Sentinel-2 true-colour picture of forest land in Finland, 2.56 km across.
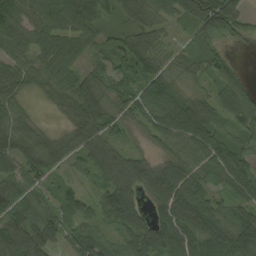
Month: September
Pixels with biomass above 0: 90%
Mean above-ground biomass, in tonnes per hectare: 69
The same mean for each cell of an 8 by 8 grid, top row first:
99 97 121 42 63 58 150 60
62 81 61 47 71 23 43 6
74 72 72 70 86 37 48 54
61 15 90 60 60 99 78 89
76 70 58 50 18 74 95 61
87 63 31 66 70 70 69 96
62 40 67 88 47 88 85 68
96 68 75 45 98 87 76 115
